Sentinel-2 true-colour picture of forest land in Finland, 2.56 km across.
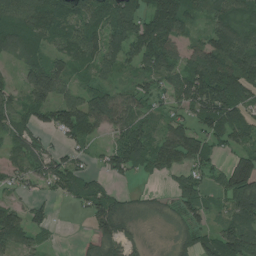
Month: July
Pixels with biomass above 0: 80%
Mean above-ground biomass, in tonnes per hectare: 77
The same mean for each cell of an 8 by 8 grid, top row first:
88 99 79 94 93 124 56 69
91 69 89 81 115 76 110 122
30 137 42 33 52 84 141 132
74 89 154 144 57 44 121 96
67 40 56 54 102 131 74 63
42 86 72 45 28 49 54 147
57 32 28 101 39 50 59 120
79 21 12 87 22 47 67 131
